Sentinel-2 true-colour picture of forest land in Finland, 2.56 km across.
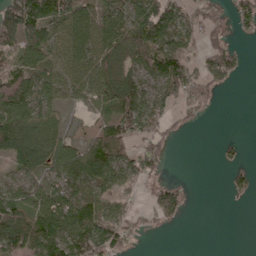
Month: April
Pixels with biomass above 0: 65%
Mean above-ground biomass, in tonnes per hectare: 60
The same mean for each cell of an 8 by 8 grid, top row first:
137 76 80 67 113 75 76 46
87 78 90 78 97 92 73 21
91 73 84 79 55 115 83 16
85 48 7 48 90 42 26 0
101 73 46 97 58 12 0 13
46 45 88 83 59 4 0 25
80 89 81 67 27 59 0 3
109 112 98 102 9 0 0 0
